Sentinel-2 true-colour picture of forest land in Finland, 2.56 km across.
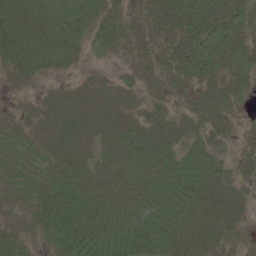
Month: June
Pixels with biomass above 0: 88%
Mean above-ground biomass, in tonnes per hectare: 33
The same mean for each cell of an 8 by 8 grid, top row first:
54 35 48 32 26 45 54 48
66 58 28 22 26 39 47 44
23 15 17 16 21 27 34 27
16 31 43 35 23 22 42 15
18 26 37 37 48 31 34 18
21 27 38 49 36 37 36 33
17 33 44 41 35 37 34 30
34 21 40 39 41 36 33 20
